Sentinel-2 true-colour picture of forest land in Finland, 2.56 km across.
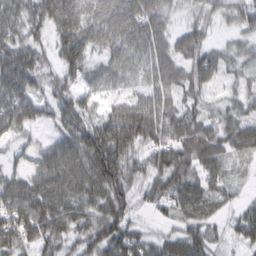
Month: February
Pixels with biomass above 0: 89%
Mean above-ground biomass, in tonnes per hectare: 61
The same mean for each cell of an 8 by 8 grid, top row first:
65 81 120 98 96 20 32 44
68 37 93 53 74 53 49 27
88 37 42 42 44 63 61 34
83 38 66 48 83 64 39 43
29 35 86 104 63 80 64 67
45 87 84 93 50 88 55 13
91 92 63 72 32 63 51 28
80 60 46 80 47 51 56 34
